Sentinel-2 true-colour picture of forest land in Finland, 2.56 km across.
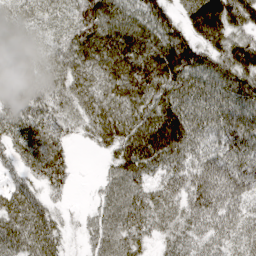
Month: April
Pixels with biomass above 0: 91%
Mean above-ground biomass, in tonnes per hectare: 64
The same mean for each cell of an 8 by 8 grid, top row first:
43 47 82 86 79 40 98 67
51 39 77 94 86 117 56 70
48 52 62 76 96 99 81 77
74 62 53 72 74 101 78 83
60 73 12 57 98 89 62 75
32 61 3 47 54 57 70 71
76 41 8 67 69 51 75 52
79 72 16 72 43 50 55 50
